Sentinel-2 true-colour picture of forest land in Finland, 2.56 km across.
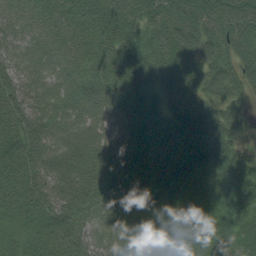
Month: August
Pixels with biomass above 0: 98%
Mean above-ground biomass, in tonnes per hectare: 73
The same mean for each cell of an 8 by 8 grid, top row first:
48 61 87 104 102 86 88 90
42 49 67 83 81 101 73 80
62 30 60 78 83 76 67 67
91 48 44 86 81 96 84 47
102 71 55 60 64 92 135 40
103 83 67 61 68 100 83 77
94 105 69 52 42 58 57 80
65 90 77 43 54 41 45 69
